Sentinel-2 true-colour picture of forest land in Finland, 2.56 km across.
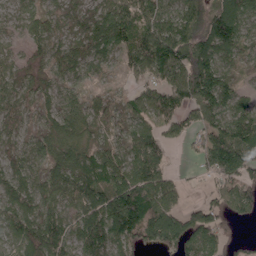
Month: April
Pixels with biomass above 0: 85%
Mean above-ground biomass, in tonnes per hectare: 74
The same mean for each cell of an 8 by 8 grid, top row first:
40 49 43 100 81 86 93 94
27 55 50 69 92 124 100 58
64 67 54 12 51 93 127 35
43 61 85 38 65 67 89 79
43 60 66 50 86 24 74 121
89 87 81 95 108 26 37 82
110 90 98 134 121 65 68 68
59 134 86 103 79 95 90 32
